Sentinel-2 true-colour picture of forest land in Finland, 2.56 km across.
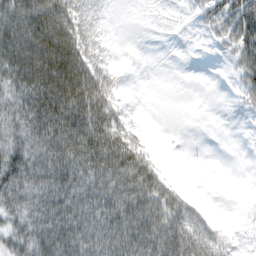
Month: February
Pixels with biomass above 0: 69%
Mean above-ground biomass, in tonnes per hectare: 66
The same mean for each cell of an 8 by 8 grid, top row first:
103 119 77 11 7 12 35 87
131 143 98 16 0 1 8 72
104 145 128 46 0 0 0 36
77 135 135 74 5 0 0 10
73 106 132 121 39 0 0 0
92 105 108 113 104 10 0 0
65 94 118 113 120 90 15 2
65 108 125 118 132 125 98 18
